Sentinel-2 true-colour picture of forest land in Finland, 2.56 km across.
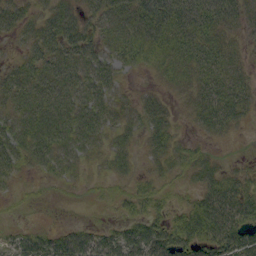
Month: September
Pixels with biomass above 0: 79%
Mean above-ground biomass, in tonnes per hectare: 34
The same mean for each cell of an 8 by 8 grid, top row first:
36 34 35 46 52 52 50 38
13 46 48 39 47 45 44 19
39 49 44 32 5 31 48 32
39 52 46 38 36 15 56 39
43 50 40 27 21 23 12 2
20 17 13 19 14 17 39 24
4 2 2 10 25 17 61 60
23 35 43 34 62 55 55 61
